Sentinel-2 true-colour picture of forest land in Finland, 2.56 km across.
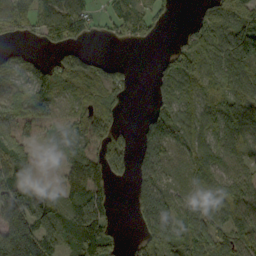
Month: September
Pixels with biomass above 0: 73%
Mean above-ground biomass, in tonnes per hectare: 75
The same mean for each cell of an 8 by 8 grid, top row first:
98 69 86 65 60 8 57 96
26 30 45 8 12 26 87 176
35 91 82 86 0 101 69 101
71 63 55 50 20 89 58 106
129 25 38 103 84 71 61 83
107 16 86 74 69 27 70 63
138 131 116 49 123 82 90 106
180 125 98 75 77 77 106 95
